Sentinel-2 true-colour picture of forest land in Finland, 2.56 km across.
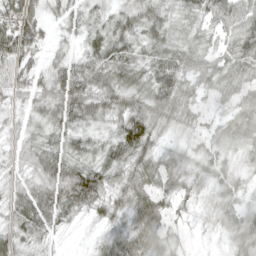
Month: April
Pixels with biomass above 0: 95%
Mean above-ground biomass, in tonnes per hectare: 45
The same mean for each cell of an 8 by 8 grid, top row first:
73 31 33 33 48 30 47 71
76 32 27 65 41 48 34 53
47 47 67 58 48 60 52 50
24 49 62 55 65 57 32 45
29 42 35 46 70 22 35 37
29 61 70 43 62 50 37 26
51 68 51 46 63 30 26 35
48 32 8 46 63 27 8 46
